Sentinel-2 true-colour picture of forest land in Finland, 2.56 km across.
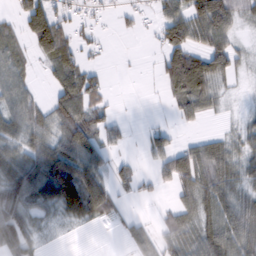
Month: February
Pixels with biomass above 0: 64%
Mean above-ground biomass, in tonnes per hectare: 54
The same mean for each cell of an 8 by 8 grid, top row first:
39 98 23 11 16 68 139 47
44 94 38 2 3 101 77 30
65 27 91 7 2 109 91 16
81 62 93 25 1 34 30 12
55 89 119 33 29 38 53 39
88 118 107 49 16 88 85 51
82 46 88 44 1 46 72 69
70 10 1 2 42 58 89 88
